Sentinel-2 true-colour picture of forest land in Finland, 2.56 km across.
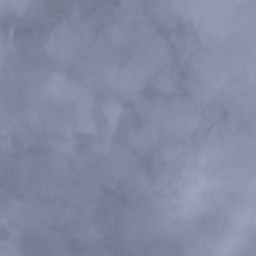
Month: January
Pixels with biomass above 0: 92%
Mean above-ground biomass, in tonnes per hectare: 115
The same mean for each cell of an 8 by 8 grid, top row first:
179 181 115 140 120 132 54 47
173 102 115 118 92 127 60 80
112 66 96 82 93 119 131 66
144 84 34 55 99 128 141 95
179 120 57 88 67 195 170 142
176 193 83 111 100 237 190 118
82 128 69 99 109 121 128 128
99 153 104 93 116 129 109 119
